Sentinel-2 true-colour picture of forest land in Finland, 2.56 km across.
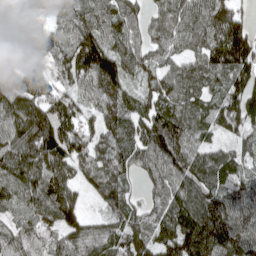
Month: April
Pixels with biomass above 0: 94%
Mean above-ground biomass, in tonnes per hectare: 105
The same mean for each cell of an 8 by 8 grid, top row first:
31 43 88 106 63 96 122 67
64 70 142 114 86 66 111 171
116 92 80 177 80 88 88 121
151 155 84 129 100 127 95 173
123 142 118 105 99 130 60 68
113 147 62 117 53 103 126 101
73 126 84 53 66 130 170 134
77 66 90 97 112 162 182 158
